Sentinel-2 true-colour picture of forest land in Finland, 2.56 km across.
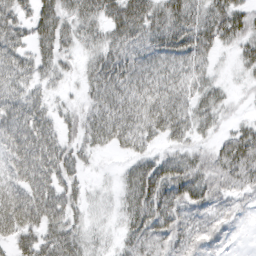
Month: March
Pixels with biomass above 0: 86%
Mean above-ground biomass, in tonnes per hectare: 44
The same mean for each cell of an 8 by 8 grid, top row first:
45 54 52 52 67 66 55 48
46 46 28 50 45 58 42 34
47 26 20 64 54 47 30 11
52 34 30 64 65 58 38 7
63 58 35 39 39 33 23 69
45 57 26 7 67 69 50 43
79 71 28 15 71 57 34 13
51 54 43 15 52 39 26 3
